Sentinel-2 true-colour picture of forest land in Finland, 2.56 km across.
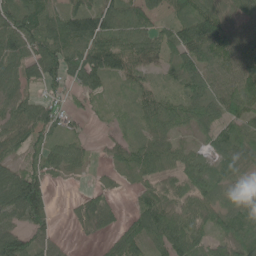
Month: June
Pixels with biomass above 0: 82%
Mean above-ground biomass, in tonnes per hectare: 64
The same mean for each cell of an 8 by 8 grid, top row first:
99 97 103 77 142 94 83 61
91 98 101 97 82 71 89 87
75 74 80 44 36 36 85 103
71 67 23 16 52 62 66 86
58 51 27 29 53 42 31 85
76 52 12 12 49 55 61 36
95 58 35 38 67 69 66 33
92 50 6 34 68 94 54 68
